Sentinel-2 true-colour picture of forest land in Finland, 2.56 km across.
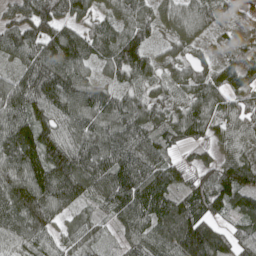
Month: May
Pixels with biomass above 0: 94%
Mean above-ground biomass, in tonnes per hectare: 98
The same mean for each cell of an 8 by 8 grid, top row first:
75 112 86 68 71 83 90 37
105 111 88 92 96 56 28 56
95 147 110 65 71 63 77 63
129 118 119 116 89 74 98 83
144 122 112 125 101 61 73 80
121 157 155 133 134 84 87 123
156 148 65 100 142 126 90 86
91 77 77 31 110 142 172 87
